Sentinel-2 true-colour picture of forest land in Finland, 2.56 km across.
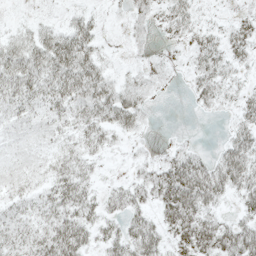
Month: May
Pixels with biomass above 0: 74%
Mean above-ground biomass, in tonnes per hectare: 22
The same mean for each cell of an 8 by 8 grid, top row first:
2 3 15 3 17 27 7 8
30 41 42 4 7 7 27 21
39 35 44 18 13 4 31 13
22 19 25 34 13 0 8 21
9 11 21 13 4 7 2 34
14 19 28 5 19 44 47 44
18 25 34 21 22 53 31 22
24 34 34 28 45 29 43 50
